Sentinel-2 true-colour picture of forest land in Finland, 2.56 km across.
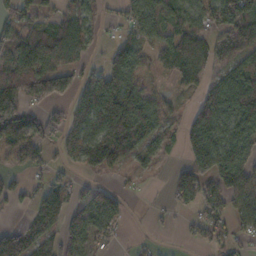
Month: November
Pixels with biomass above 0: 70%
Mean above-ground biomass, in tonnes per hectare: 71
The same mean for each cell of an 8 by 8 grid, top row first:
55 52 59 17 82 55 61 115
94 135 58 29 45 88 71 93
109 111 59 117 51 44 72 140
120 41 69 188 131 38 108 136
77 51 76 113 67 28 145 108
20 35 22 31 10 51 103 130
17 85 69 78 2 23 52 61
142 106 68 31 7 4 34 24
